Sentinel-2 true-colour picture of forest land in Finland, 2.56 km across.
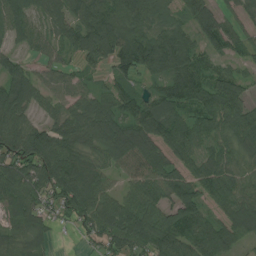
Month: July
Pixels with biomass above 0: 88%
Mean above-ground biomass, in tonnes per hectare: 88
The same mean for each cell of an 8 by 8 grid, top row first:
99 70 101 119 88 57 92 33
48 56 90 102 131 142 64 42
98 56 53 64 58 125 83 69
109 43 81 104 115 99 103 92
132 137 72 106 111 97 63 70
112 122 132 55 89 84 83 69
108 60 112 113 114 111 65 77
59 38 21 103 118 137 110 70
